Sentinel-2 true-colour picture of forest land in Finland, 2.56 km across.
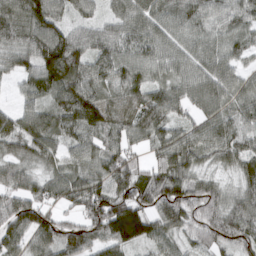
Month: March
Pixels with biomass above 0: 94%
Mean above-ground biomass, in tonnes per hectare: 78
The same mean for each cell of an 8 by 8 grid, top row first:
94 106 46 48 76 78 75 70
74 137 87 83 71 63 67 57
42 110 102 83 74 65 87 57
54 75 117 69 89 65 73 72
71 87 75 61 46 92 86 77
64 56 75 81 67 95 38 63
99 57 72 131 91 103 90 77
83 88 98 98 71 49 73 90
